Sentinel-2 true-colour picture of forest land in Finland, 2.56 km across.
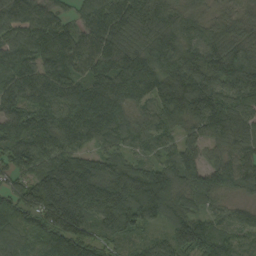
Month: September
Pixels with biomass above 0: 97%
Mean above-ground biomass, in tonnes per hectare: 132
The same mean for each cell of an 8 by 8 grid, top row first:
142 117 82 149 155 99 61 64
113 168 124 139 122 133 160 125
138 164 123 185 175 196 171 198
139 120 157 147 81 204 181 131
124 104 76 83 69 76 86 108
92 192 250 213 183 148 126 137
130 208 153 179 207 87 55 55
88 148 158 90 52 122 138 77
